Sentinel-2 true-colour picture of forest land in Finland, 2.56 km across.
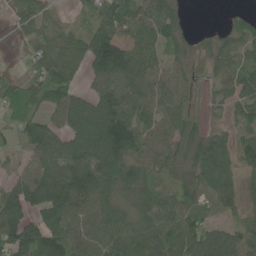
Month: June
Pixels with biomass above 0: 83%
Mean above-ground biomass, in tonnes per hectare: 70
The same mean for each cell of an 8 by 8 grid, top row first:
34 38 18 80 74 47 0 29
10 71 75 160 71 39 35 57
40 81 40 115 82 55 22 61
57 63 129 125 70 66 14 44
31 91 114 178 63 62 76 53
37 98 105 115 73 42 85 51
102 136 74 97 88 75 33 42
116 103 62 74 97 92 94 51
